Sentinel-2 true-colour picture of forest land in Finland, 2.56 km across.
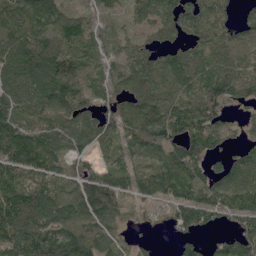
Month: May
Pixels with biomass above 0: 86%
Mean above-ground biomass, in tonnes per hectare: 95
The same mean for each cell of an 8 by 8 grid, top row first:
106 126 57 40 89 109 84 36
105 106 142 52 69 60 91 83
113 159 114 61 106 91 115 112
101 101 105 61 124 110 94 20
140 104 90 71 102 97 91 43
105 97 93 85 92 124 76 102
139 157 142 137 37 105 120 98
136 134 135 83 17 40 30 93
